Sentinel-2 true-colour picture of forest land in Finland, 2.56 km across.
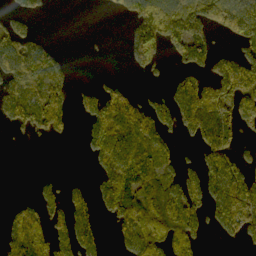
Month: October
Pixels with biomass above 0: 53%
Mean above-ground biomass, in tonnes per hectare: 75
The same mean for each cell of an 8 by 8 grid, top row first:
40 8 0 13 176 193 137 200
96 59 1 0 133 74 57 71
109 99 4 18 13 50 86 178
98 143 54 132 72 98 143 103
2 6 17 119 119 29 93 36
0 14 4 95 140 65 99 114
33 64 45 80 113 121 67 132
91 96 75 19 116 109 11 44
